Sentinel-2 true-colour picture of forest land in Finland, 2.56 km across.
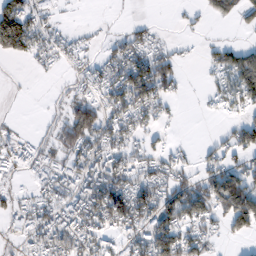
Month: February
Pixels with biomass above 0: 60%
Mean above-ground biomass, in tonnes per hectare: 60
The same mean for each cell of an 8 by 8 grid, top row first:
158 45 1 2 6 6 23 35
116 56 29 39 70 21 25 55
2 6 37 92 138 59 24 107
1 12 92 76 79 13 10 45
27 27 89 80 42 14 24 85
16 50 96 114 71 67 77 99
39 75 103 135 112 123 90 136
32 98 102 50 104 125 46 24
